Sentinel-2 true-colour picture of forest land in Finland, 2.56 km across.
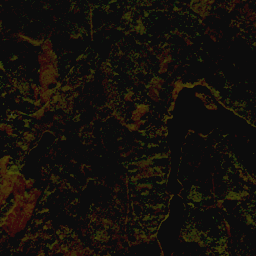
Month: October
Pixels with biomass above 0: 90%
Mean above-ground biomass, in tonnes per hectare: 78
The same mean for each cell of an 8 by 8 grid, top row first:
92 84 135 132 104 161 56 86
89 60 89 84 72 97 128 89
87 40 87 78 65 69 148 126
52 63 101 74 85 31 28 99
52 37 104 68 94 74 82 119
37 46 64 62 34 77 79 91
31 48 63 67 69 73 71 102
58 48 59 50 64 42 85 131
